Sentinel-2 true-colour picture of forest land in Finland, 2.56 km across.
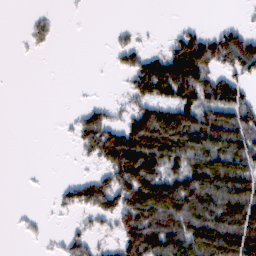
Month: February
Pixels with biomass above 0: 52%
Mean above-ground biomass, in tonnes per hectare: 60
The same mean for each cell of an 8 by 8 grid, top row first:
0 14 3 0 0 1 0 4
1 13 0 20 31 78 114 125
0 0 1 3 101 128 79 58
0 0 25 36 98 110 100 96
0 0 51 131 158 130 123 111
0 1 16 94 163 101 127 106
3 5 66 87 154 144 92 107
3 12 47 33 139 112 130 130
